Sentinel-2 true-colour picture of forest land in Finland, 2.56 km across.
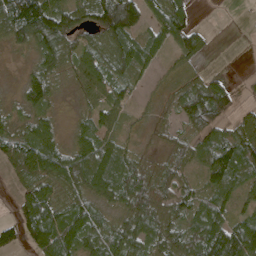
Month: April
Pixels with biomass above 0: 80%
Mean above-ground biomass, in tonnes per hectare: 67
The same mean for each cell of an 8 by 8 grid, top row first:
139 143 89 168 73 91 0 1
32 107 71 89 82 56 24 0
10 72 60 77 28 22 52 12
32 42 24 61 10 53 122 39
84 85 57 60 8 42 82 104
44 87 95 111 69 67 72 84
39 91 70 43 94 64 81 47
41 109 91 85 86 71 118 132
